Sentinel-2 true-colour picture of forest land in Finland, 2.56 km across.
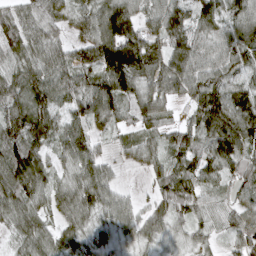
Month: April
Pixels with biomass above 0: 92%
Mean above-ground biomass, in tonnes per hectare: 71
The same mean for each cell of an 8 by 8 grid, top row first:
66 58 53 132 71 102 71 80
66 73 64 160 110 91 77 107
80 88 71 120 83 94 84 58
98 86 64 83 65 27 119 112
86 65 70 22 49 73 65 104
130 64 66 37 18 79 52 61
76 55 76 57 33 58 40 54
41 65 50 39 43 32 38 65
